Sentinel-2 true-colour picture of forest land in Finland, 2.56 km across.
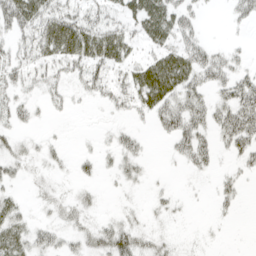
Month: April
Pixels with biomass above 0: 56%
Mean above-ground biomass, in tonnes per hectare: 26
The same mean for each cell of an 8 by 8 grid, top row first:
54 48 38 24 53 42 4 22
23 43 56 55 21 39 25 9
27 25 27 30 50 59 33 36
27 11 3 12 23 49 38 58
21 11 3 20 12 26 26 40
20 13 13 16 15 3 10 18
27 16 24 5 10 10 4 11
50 29 28 62 31 11 5 0
